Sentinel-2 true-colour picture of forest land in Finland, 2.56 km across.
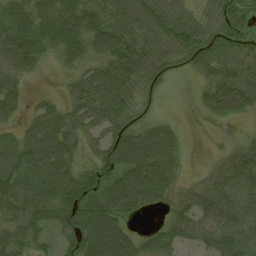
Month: August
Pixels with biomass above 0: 83%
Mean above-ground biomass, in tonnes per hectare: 57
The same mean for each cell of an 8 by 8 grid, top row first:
83 80 95 52 62 49 35 52
84 60 65 83 68 57 58 41
44 2 48 93 54 9 37 57
34 55 64 78 22 3 32 45
63 97 40 69 72 37 2 21
90 105 71 64 92 38 26 80
66 78 100 81 33 38 52 72
49 24 97 102 37 43 45 81
